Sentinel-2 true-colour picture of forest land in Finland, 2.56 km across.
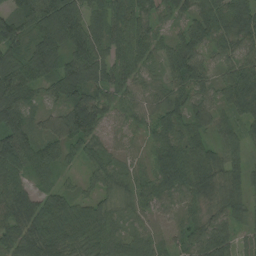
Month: August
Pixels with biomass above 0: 94%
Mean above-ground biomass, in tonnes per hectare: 68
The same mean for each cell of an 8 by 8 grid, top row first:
75 103 82 85 61 51 85 103
69 110 96 77 66 66 59 67
105 72 99 73 42 62 49 99
92 39 99 46 46 73 71 70
106 70 69 33 27 82 57 43
71 44 22 55 43 96 80 53
97 76 58 46 50 53 44 52
71 90 67 67 49 33 83 53
